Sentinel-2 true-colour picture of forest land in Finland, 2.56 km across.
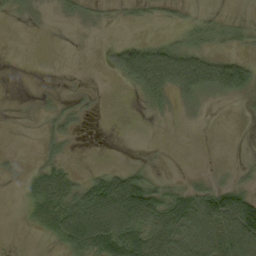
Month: September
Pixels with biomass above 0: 47%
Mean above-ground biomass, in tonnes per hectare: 33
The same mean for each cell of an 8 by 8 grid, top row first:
11 6 19 10 11 12 13 6
0 0 1 22 53 52 33 16
0 0 0 7 91 98 97 71
0 12 15 0 9 13 9 7
0 22 3 0 1 0 0 2
7 42 16 53 36 6 11 11
1 53 95 128 102 65 95 113
0 11 101 97 62 76 94 122
